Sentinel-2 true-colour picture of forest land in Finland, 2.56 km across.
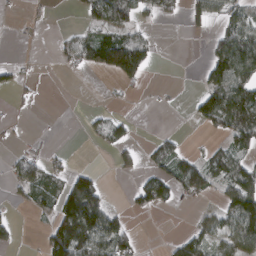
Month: March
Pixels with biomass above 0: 39%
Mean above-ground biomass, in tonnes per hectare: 46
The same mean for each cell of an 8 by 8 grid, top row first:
3 4 23 109 33 21 58 65
1 1 70 159 74 0 27 143
25 1 1 19 29 0 67 133
3 0 4 14 1 3 91 136
8 6 1 42 13 30 15 58
47 60 46 6 30 91 91 99
10 34 169 32 30 15 14 129
17 70 164 108 4 26 54 102
